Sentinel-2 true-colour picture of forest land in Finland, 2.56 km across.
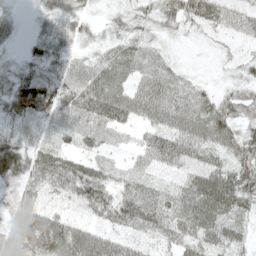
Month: May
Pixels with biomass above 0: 91%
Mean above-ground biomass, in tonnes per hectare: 43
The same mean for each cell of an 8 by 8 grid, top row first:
18 26 27 15 25 50 48 34
15 45 17 30 31 8 8 15
59 63 49 59 41 35 9 23
59 59 59 69 46 59 59 49
51 43 31 29 30 50 53 56
61 72 64 38 33 25 62 58
42 33 29 57 57 41 62 46
40 97 79 43 23 40 48 29
